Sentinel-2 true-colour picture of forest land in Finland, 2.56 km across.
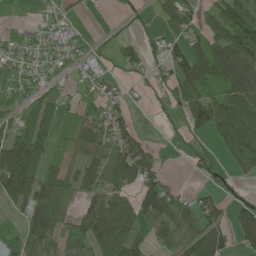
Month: June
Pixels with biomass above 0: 67%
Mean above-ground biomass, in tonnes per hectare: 66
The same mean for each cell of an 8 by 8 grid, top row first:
1 21 10 3 18 73 43 132
46 36 33 22 41 47 94 127
50 37 33 29 19 71 117 119
65 89 60 63 4 35 112 115
125 73 66 75 51 9 18 110
140 75 76 69 92 8 34 30
46 135 39 113 101 87 60 67
64 99 74 143 65 57 170 74
